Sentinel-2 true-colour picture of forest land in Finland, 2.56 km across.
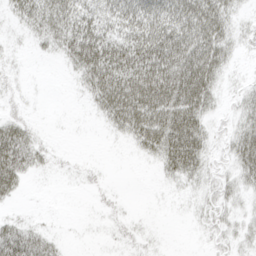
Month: April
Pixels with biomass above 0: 57%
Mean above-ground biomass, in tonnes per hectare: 27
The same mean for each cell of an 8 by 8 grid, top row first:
20 47 45 43 62 49 53 12
5 16 63 59 72 66 59 14
8 0 22 64 76 67 44 7
13 0 1 43 61 62 25 22
58 10 0 3 36 67 25 43
44 6 8 2 0 27 22 31
5 0 0 9 0 2 18 14
49 22 1 6 10 0 9 16
